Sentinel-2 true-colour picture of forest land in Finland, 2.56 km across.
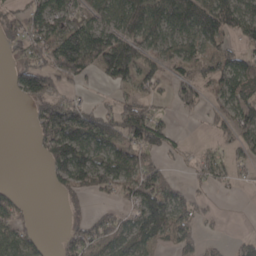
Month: April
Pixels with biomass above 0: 59%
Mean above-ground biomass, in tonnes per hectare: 64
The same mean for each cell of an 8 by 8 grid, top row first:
43 91 46 74 107 112 119 107
31 80 168 133 71 71 61 49
45 110 49 66 56 40 53 98
0 124 102 63 89 28 34 98
0 93 128 87 99 32 11 72
0 27 95 93 98 11 45 21
57 0 20 26 133 82 19 0
69 9 57 75 87 74 14 31
